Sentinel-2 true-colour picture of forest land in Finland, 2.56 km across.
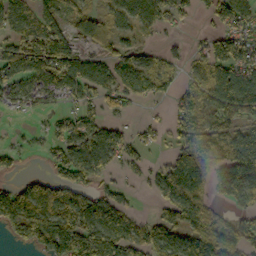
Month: October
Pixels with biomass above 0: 69%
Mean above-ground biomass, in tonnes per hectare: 75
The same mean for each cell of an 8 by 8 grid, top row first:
97 71 24 62 87 63 46 108
79 137 51 53 39 16 66 107
78 98 103 80 95 44 82 121
29 31 60 25 7 55 88 95
15 44 101 93 42 49 81 98
27 55 97 31 36 131 76 108
141 109 122 97 5 101 52 48
37 153 176 127 89 80 85 91
